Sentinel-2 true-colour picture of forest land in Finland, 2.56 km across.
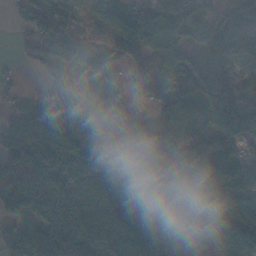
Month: November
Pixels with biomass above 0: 85%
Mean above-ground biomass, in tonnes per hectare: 92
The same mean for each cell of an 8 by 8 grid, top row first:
25 83 43 88 66 138 82 140
10 65 59 66 133 76 100 156
12 59 27 51 92 111 114 71
31 98 51 121 28 97 82 96
174 196 120 95 95 62 63 48
144 135 84 88 75 80 84 114
94 119 92 97 115 168 88 86
55 195 159 110 201 51 57 76
